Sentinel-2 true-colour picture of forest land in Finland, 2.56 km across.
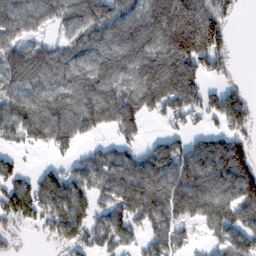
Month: February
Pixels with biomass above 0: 76%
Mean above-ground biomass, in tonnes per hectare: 104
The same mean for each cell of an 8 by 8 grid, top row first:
123 99 146 143 169 257 173 20
103 79 102 123 150 192 178 2
96 83 104 113 134 189 58 15
88 107 122 114 93 94 75 114
51 69 43 57 46 72 92 88
82 89 89 102 148 135 177 165
113 103 109 86 148 161 149 116
18 30 84 79 61 78 43 100
